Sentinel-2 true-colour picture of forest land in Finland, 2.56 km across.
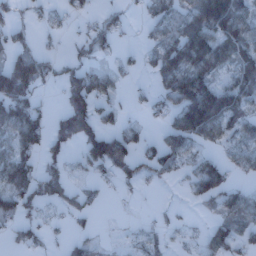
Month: January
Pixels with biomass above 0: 56%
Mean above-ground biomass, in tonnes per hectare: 55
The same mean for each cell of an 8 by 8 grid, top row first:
34 27 23 37 25 65 139 92
52 14 33 33 24 94 120 99
176 51 81 42 3 52 66 82
104 27 113 33 21 82 192 79
75 58 67 99 34 74 41 40
86 68 21 34 39 27 101 22
78 32 44 2 3 9 28 73
34 24 25 5 27 12 61 57
